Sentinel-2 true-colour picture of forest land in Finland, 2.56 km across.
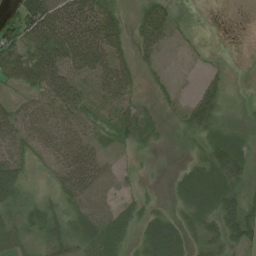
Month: August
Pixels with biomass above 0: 72%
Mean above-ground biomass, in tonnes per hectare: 35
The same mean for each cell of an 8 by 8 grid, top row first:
36 82 70 34 44 20 0 0
62 85 90 47 39 8 3 1
41 75 46 55 14 6 23 5
36 46 49 42 29 19 48 11
45 48 58 17 18 8 31 30
52 16 78 29 5 14 56 47
28 27 35 32 18 13 51 55
25 35 30 50 34 40 28 41
